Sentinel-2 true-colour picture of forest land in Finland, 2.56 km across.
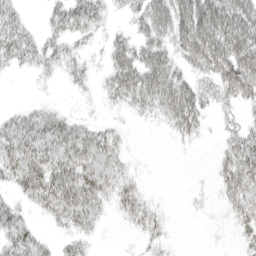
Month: April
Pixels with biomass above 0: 64%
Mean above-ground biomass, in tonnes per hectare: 33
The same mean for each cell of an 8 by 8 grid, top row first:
35 20 47 17 47 67 82 69
53 33 18 34 44 43 79 76
3 10 18 39 63 50 36 85
17 25 7 9 25 62 27 27
54 49 55 35 1 9 3 47
44 54 58 40 6 0 3 63
25 39 57 20 28 1 5 40
44 12 24 0 16 4 1 15
